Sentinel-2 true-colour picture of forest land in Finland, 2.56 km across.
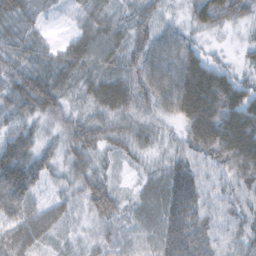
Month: February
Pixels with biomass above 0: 94%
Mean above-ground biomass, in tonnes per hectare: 54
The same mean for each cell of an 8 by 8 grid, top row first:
40 13 28 37 38 12 63 39
32 22 60 54 67 84 23 16
50 62 43 56 68 111 137 53
44 45 26 50 30 74 143 117
78 26 59 41 32 26 108 154
114 35 46 20 20 65 41 85
69 33 22 50 37 77 49 49
54 28 17 32 27 84 59 51
